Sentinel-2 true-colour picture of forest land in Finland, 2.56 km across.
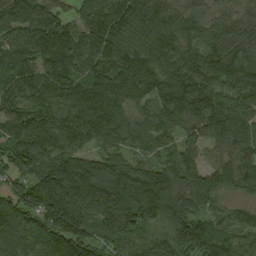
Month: August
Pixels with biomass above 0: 97%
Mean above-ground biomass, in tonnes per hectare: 132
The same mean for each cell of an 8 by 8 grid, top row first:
142 117 82 149 155 99 61 64
113 168 124 139 122 133 160 125
138 164 123 185 175 196 171 198
139 120 157 147 81 204 181 131
124 104 76 83 69 76 86 108
92 192 250 213 183 148 126 137
130 208 153 179 207 87 55 55
88 148 158 90 52 122 138 77
